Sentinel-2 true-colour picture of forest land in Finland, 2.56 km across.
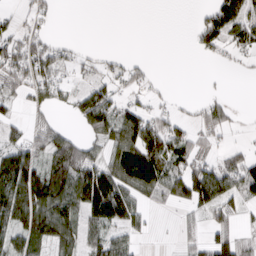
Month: March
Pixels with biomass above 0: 54%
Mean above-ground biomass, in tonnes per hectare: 48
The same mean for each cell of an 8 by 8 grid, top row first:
19 19 0 0 0 0 57 94
59 52 11 2 0 0 43 46
54 64 18 38 22 0 1 1
18 23 47 69 52 20 42 5
59 62 48 57 106 71 21 12
133 90 94 104 92 85 102 79
112 113 77 147 33 29 72 35
70 90 61 62 13 10 44 40
